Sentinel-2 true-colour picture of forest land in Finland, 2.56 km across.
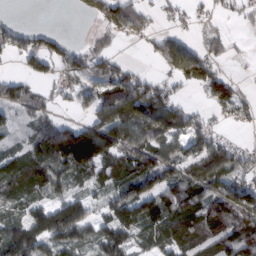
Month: March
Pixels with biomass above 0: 70%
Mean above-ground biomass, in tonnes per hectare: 75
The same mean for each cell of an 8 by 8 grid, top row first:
9 0 13 93 65 38 21 29
82 74 46 39 12 82 51 7
60 44 86 120 59 51 90 21
42 40 25 126 155 120 31 52
25 75 201 146 100 68 92 32
109 108 70 75 119 84 103 73
55 89 87 85 109 115 106 121
148 103 79 104 39 89 107 116
